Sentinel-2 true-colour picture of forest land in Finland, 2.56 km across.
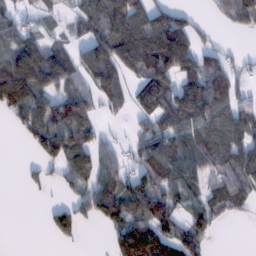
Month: February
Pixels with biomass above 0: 66%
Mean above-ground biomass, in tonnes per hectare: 86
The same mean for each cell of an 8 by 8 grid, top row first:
55 28 54 126 102 81 20 116
90 84 57 159 205 245 46 11
172 133 68 122 124 130 135 47
83 123 139 34 90 127 130 83
4 111 105 35 85 99 115 112
2 29 75 78 119 105 73 96
0 28 73 137 116 80 87 37
0 15 29 60 179 136 60 0
